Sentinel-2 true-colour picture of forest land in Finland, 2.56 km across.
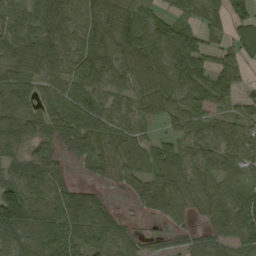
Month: September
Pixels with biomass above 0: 85%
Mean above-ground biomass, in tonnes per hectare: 64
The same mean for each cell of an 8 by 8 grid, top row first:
51 96 76 75 49 42 56 45
50 80 77 81 76 107 57 57
68 62 90 87 62 93 74 46
63 44 84 61 45 64 56 35
49 40 72 69 56 46 67 76
69 71 12 28 62 60 67 46
178 88 93 23 24 47 68 95
72 92 79 66 21 29 57 79
